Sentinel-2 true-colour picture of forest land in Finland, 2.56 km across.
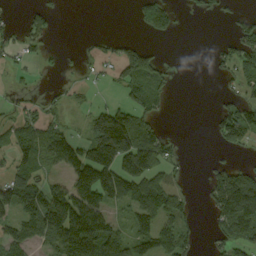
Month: September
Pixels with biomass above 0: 48%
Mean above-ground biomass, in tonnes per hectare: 56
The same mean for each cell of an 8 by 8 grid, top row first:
6 36 0 0 78 40 25 25
30 26 8 22 42 0 4 75
12 5 12 23 76 16 4 40
22 32 16 85 63 0 10 98
39 74 67 188 117 23 6 57
67 32 119 124 120 18 30 77
74 133 145 59 92 82 35 155
68 76 179 89 84 97 22 71
